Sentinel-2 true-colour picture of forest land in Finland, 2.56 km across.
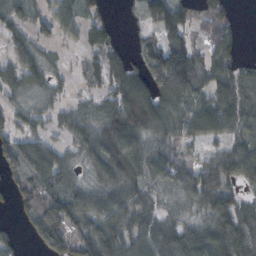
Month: October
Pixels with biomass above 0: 76%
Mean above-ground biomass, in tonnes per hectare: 67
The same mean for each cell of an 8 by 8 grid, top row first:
61 69 61 21 49 96 64 13
53 31 28 47 49 102 62 30
68 55 22 72 86 153 84 80
43 45 57 85 137 101 105 89
77 61 39 86 66 65 69 65
65 91 14 40 61 76 75 58
36 110 75 69 61 36 78 68
22 89 85 104 84 65 96 94
